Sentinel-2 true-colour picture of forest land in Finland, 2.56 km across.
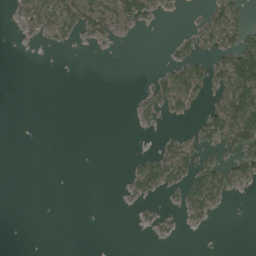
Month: August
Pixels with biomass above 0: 25%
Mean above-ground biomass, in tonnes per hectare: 18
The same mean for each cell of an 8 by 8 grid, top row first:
15 55 58 54 35 3 26 34
1 7 4 3 0 17 26 77
0 0 0 0 3 55 38 125
0 0 0 0 18 19 28 112
0 0 0 0 0 23 24 63
0 0 0 0 53 43 59 35
0 0 0 0 9 13 40 0
0 0 0 0 1 7 0 0
